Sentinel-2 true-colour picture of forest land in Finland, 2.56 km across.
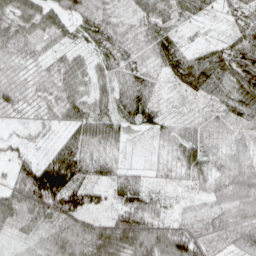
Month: April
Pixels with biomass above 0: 90%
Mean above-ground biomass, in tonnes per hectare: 53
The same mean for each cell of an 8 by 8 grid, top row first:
51 60 42 39 52 33 18 31
45 29 30 57 34 67 40 66
34 33 41 47 47 47 67 85
28 34 51 55 62 12 13 55
19 21 70 40 6 36 27 25
71 148 78 41 21 20 50 68
95 112 108 58 80 21 48 75
19 47 89 107 102 99 88 66
